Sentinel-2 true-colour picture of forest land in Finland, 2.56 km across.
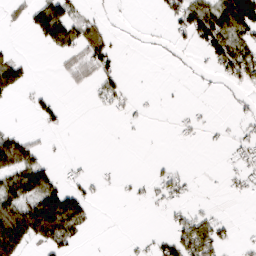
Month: March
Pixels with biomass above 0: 31%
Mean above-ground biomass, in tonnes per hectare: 28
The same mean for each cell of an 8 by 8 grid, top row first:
11 85 29 4 0 38 82 130
5 25 48 31 2 9 58 78
68 1 23 35 0 1 3 48
2 25 0 11 3 2 3 9
75 7 0 0 1 3 3 13
80 57 11 4 4 22 1 14
70 119 63 0 4 16 7 0
120 64 21 0 7 53 69 7
